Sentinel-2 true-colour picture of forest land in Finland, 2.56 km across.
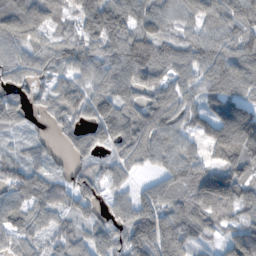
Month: November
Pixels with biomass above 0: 88%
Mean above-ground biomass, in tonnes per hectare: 81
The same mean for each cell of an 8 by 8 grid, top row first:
111 85 96 133 92 59 80 88
93 73 98 94 113 70 86 95
79 52 67 98 85 66 80 104
65 46 75 114 72 73 66 125
23 28 74 80 86 67 89 165
73 53 63 47 24 84 115 110
87 71 59 57 95 86 105 88
60 55 66 82 128 94 31 109
